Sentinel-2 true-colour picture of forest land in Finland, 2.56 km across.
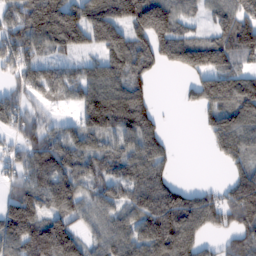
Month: February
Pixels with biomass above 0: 79%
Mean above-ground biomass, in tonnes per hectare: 125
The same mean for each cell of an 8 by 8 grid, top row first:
126 287 184 190 206 137 61 138
147 130 92 149 114 183 160 152
87 132 114 134 77 7 120 137
124 43 102 200 152 4 92 137
72 138 166 115 183 14 43 129
84 164 140 119 154 31 0 97
178 114 105 115 150 209 138 160
173 173 94 129 170 210 43 101
